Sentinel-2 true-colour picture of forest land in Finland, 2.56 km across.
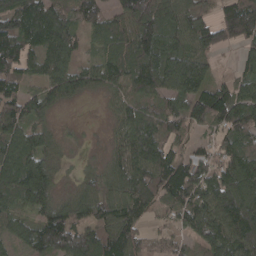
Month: April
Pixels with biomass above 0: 88%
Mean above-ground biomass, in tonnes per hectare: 105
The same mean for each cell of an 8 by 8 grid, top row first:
128 122 85 82 152 101 63 175
155 114 64 118 155 111 99 62
101 93 99 99 152 149 97 67
133 62 2 42 102 107 147 140
126 70 14 44 164 73 49 106
140 116 37 80 120 140 115 171
91 114 104 115 89 87 135 198
63 140 145 130 62 52 108 137
